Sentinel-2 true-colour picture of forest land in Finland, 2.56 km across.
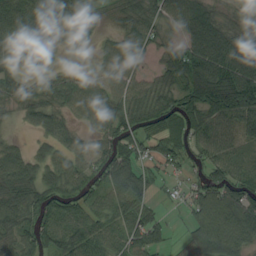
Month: August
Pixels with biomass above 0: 84%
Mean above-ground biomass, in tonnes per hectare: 66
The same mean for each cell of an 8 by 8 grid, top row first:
109 87 97 32 70 61 76 33
63 52 39 44 52 36 122 90
45 36 42 53 43 59 123 121
26 63 48 70 64 87 102 101
23 43 36 65 55 69 68 44
79 58 64 101 70 21 64 69
91 81 63 63 65 10 99 116
58 67 80 60 80 15 104 93
